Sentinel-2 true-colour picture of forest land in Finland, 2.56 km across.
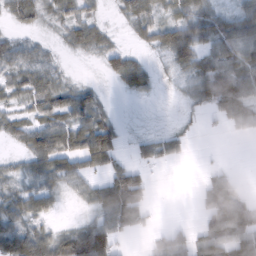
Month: February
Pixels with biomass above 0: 66%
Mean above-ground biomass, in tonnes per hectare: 47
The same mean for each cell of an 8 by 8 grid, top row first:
37 30 54 9 59 45 65 58
42 18 37 35 23 99 54 82
48 49 13 19 36 14 89 99
33 64 69 17 1 4 28 81
23 81 69 70 25 27 0 1
36 62 54 71 39 0 38 24
50 32 11 96 57 0 73 92
116 81 96 73 6 53 76 75
